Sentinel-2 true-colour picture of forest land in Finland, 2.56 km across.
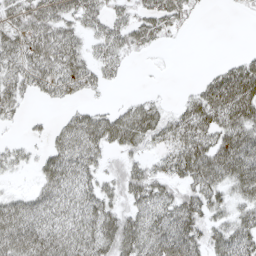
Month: April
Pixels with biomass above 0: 71%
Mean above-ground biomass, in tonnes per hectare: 39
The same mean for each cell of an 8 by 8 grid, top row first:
33 44 37 29 31 30 1 2
46 55 30 33 19 2 0 2
41 45 38 11 0 0 26 73
17 4 25 26 49 23 65 72
14 23 58 38 25 44 60 69
7 45 47 24 45 34 71 76
46 49 54 38 47 55 49 35
68 63 61 64 65 80 46 57
